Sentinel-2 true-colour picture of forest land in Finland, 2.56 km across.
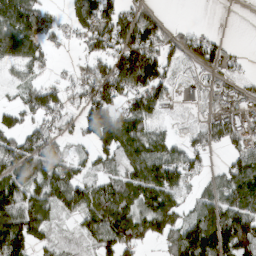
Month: March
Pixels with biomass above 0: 72%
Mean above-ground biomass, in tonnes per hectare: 77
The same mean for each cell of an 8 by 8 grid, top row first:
148 35 84 94 72 1 0 0
121 45 28 92 156 60 76 7
34 29 55 128 148 37 36 41
62 86 66 108 97 14 27 61
85 70 30 128 119 49 57 55
107 97 38 57 131 99 32 105
123 83 95 110 104 87 90 110
149 47 40 105 66 83 160 144
